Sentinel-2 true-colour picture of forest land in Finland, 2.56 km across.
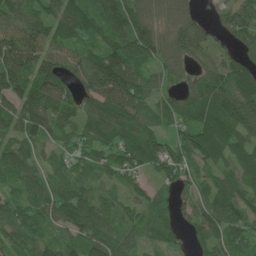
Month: June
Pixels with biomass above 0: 92%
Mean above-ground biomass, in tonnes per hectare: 94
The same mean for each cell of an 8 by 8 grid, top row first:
120 96 120 113 90 60 22 119
146 92 64 113 136 91 84 57
143 110 87 217 92 47 89 105
121 165 81 146 94 95 113 127
94 58 69 108 105 64 114 92
87 62 58 58 56 77 57 123
72 80 138 56 77 57 106 94
81 59 95 120 75 48 117 74
